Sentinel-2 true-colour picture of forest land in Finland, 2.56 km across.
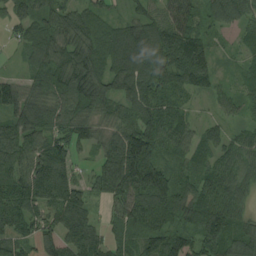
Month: August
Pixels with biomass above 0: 92%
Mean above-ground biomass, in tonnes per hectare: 81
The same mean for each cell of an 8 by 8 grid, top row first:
50 62 76 35 56 67 54 72
20 91 102 79 94 139 64 34
51 86 127 91 83 73 69 40
104 87 87 63 78 60 20 46
90 86 52 70 118 73 63 61
97 136 39 118 149 73 84 83
108 80 97 48 104 108 137 76
75 119 117 52 82 110 119 84
